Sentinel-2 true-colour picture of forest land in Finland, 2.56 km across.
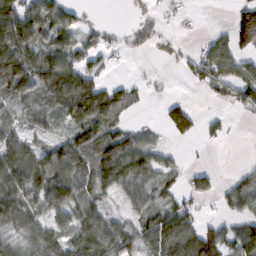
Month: February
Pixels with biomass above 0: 65%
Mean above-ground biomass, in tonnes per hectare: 66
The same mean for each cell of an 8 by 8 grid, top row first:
128 104 26 0 17 10 0 85
147 101 64 27 23 19 53 87
123 122 117 25 13 7 76 97
43 77 121 100 8 84 9 25
78 56 103 113 67 15 11 0
116 117 92 95 78 37 38 27
96 79 87 31 62 77 4 53
44 74 93 98 76 154 131 108
